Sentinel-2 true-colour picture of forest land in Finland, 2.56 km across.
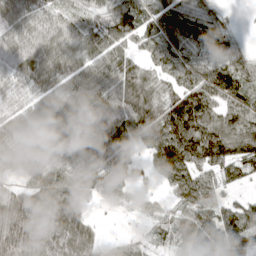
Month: April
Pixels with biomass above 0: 87%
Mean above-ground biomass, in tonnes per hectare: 68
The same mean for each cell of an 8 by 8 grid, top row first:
87 56 32 78 60 56 44 3
76 85 69 75 44 61 56 28
42 69 67 76 70 54 79 78
41 61 83 94 111 132 88 72
57 60 97 119 80 181 147 100
41 74 63 78 27 93 53 51
78 73 50 14 19 41 66 65
71 62 74 16 28 52 98 113
